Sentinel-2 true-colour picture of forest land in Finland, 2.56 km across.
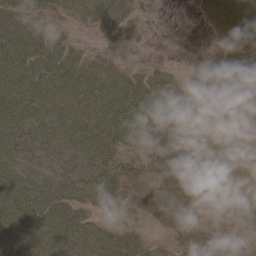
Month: May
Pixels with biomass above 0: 67%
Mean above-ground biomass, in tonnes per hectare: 40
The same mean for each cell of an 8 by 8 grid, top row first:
55 32 28 57 7 0 26 50
76 57 18 10 3 5 5 36
79 86 84 66 41 18 12 9
72 80 79 96 69 24 3 8
74 72 76 60 34 32 25 15
68 60 70 59 16 34 3 2
78 73 50 18 8 25 1 0
67 81 81 44 19 9 8 0
